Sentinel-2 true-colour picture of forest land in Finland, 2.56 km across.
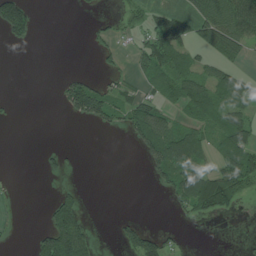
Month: July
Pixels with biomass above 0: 38%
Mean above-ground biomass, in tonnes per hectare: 43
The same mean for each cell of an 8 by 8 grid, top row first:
149 0 2 9 35 71 89 125
9 0 0 30 62 81 63 66
0 0 55 22 42 65 55 56
5 0 96 65 83 33 69 65
0 2 1 0 81 124 61 102
1 13 2 0 11 86 75 106
1 29 59 0 0 31 80 18
2 96 124 12 110 18 0 3
